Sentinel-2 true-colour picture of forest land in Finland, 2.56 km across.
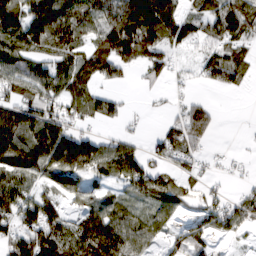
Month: March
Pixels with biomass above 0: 73%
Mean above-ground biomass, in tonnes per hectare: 69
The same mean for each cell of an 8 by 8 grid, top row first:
108 127 94 92 136 78 74 102
102 88 72 123 121 43 37 57
84 83 77 46 20 15 32 39
100 86 55 41 5 21 50 0
158 179 133 50 20 72 27 2
97 79 75 62 109 49 20 7
85 77 55 80 55 63 48 57
68 104 92 131 74 34 39 17
